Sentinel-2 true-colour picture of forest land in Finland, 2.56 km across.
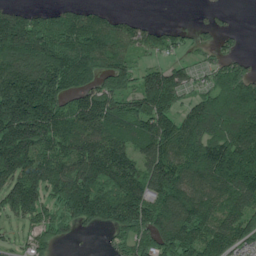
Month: June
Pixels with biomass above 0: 79%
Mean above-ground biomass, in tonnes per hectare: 128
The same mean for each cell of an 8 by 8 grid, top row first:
113 83 106 57 13 1 15 3
181 173 176 128 86 51 43 22
212 217 127 125 116 122 56 134
246 211 179 169 146 110 149 156
248 161 158 154 129 155 177 172
180 171 163 156 150 175 153 192
133 79 151 147 157 164 142 121
28 58 12 30 99 159 165 117
